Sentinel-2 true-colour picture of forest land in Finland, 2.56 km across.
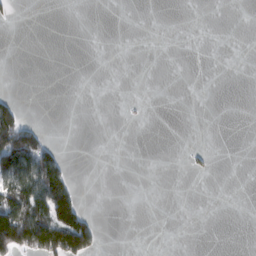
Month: February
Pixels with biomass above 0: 13%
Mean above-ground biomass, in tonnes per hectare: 22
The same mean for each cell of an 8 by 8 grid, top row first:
10 0 0 0 0 0 0 0
0 0 0 0 0 0 0 0
0 0 0 0 0 0 0 0
65 0 0 0 4 0 0 0
160 47 0 0 0 0 1 0
117 136 2 0 0 0 3 0
156 130 58 0 0 0 0 0
187 184 138 0 0 0 0 0
